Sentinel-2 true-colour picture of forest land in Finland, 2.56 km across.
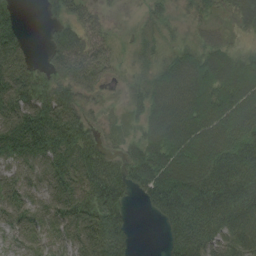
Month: August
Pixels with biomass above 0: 85%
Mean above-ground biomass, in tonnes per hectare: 61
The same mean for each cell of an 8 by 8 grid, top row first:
46 21 55 16 19 15 21 33
90 31 72 27 24 31 44 20
113 58 66 18 34 98 88 89
95 94 56 16 48 102 88 93
101 93 81 23 67 97 92 75
58 67 81 75 75 117 93 71
58 60 80 76 16 98 88 70
25 40 74 79 0 71 68 46
